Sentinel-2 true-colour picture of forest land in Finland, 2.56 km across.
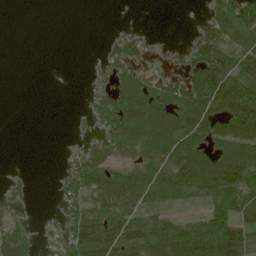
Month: June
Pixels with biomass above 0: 58%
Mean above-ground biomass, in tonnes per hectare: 68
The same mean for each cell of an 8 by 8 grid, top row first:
0 0 0 0 0 0 50 145
0 0 0 39 45 14 116 120
0 0 0 46 76 49 181 136
0 0 6 106 127 111 114 184
0 0 21 89 111 125 88 127
11 1 99 99 100 116 160 151
30 3 76 79 71 35 69 109
87 23 115 119 111 158 197 141
